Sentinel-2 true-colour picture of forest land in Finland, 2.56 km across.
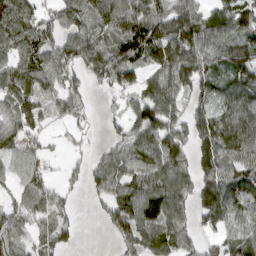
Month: March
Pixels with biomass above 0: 79%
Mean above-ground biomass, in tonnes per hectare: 76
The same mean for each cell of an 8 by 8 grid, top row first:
117 46 94 132 102 117 68 109
81 81 93 89 107 130 101 98
84 85 43 71 54 71 72 94
86 52 26 25 101 61 78 108
65 22 17 43 83 87 102 111
53 51 34 76 89 103 85 90
59 73 11 66 128 98 103 71
68 59 13 30 74 83 41 75
